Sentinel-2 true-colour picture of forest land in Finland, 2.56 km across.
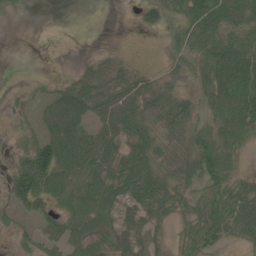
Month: June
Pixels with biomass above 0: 69%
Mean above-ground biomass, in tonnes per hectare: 39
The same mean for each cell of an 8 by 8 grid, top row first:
3 0 0 0 28 39 82 65
0 0 0 6 0 28 66 63
2 15 38 52 33 20 62 83
13 45 68 61 54 58 36 78
16 82 69 43 57 29 54 37
88 115 54 49 52 44 57 23
41 42 35 33 44 24 47 54
15 32 37 28 30 14 46 23
